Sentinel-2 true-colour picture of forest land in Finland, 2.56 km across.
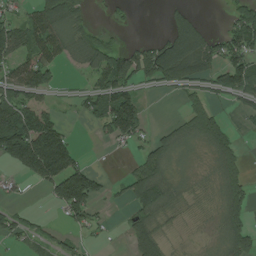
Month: July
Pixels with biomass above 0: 56%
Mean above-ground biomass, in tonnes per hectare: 66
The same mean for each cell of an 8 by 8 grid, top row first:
35 165 57 14 0 55 4 84
88 136 67 57 69 132 77 103
128 58 13 124 63 86 56 122
138 55 32 137 59 9 82 19
216 173 19 36 47 63 70 24
31 148 155 11 104 28 21 65
22 15 112 14 96 37 19 75
34 30 24 7 112 14 13 88
